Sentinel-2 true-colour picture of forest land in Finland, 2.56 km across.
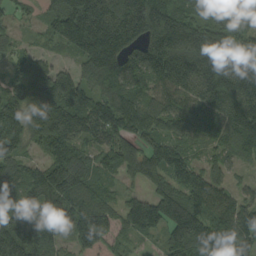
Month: September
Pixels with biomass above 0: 93%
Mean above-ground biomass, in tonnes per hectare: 157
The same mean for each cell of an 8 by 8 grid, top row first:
50 114 321 246 276 184 128 166
63 33 190 273 207 265 264 180
110 152 124 177 143 192 251 250
151 158 165 177 157 136 162 228
160 118 120 141 119 110 72 149
150 186 154 65 134 134 115 28
226 157 137 97 163 186 146 115
274 144 129 77 45 150 194 153
